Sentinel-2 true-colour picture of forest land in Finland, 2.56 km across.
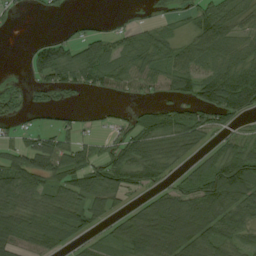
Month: August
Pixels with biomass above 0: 69%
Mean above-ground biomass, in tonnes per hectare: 60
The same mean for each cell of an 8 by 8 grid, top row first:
14 11 6 4 6 25 81 50
0 54 52 54 62 57 82 40
10 59 52 66 60 74 78 97
34 32 14 12 34 72 95 74
36 60 55 49 83 65 33 66
75 87 82 90 83 31 90 115
73 78 65 36 53 90 121 86
72 87 34 48 120 129 107 52
